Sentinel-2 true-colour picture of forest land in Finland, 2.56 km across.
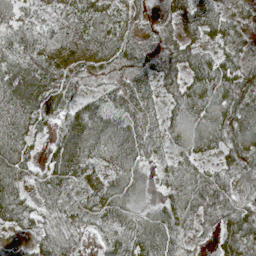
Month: May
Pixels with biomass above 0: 89%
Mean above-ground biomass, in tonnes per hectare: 55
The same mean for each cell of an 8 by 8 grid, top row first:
46 31 60 51 19 64 62 25
55 57 63 51 25 56 62 35
90 78 37 28 57 68 88 84
73 59 68 57 55 59 69 88
72 29 89 64 65 48 56 70
61 52 53 51 40 53 57 40
69 26 34 67 35 67 53 59
21 40 17 48 79 54 14 96
